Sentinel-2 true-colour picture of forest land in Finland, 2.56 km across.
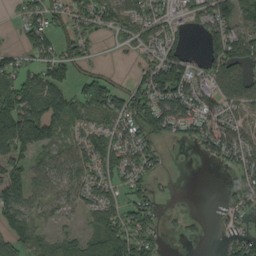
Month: September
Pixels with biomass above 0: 66%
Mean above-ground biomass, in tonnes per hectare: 59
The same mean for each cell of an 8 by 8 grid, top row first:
14 58 65 73 69 33 59 63
30 69 61 8 39 48 59 93
69 73 36 37 65 119 51 104
136 97 51 77 94 85 54 49
143 75 53 69 68 18 51 64
94 65 64 52 49 3 0 44
104 37 34 63 70 6 0 47
71 40 66 109 83 6 7 58
